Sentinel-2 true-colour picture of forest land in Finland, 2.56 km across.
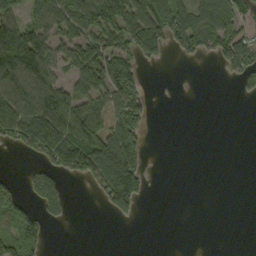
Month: September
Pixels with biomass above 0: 46%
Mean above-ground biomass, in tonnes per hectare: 58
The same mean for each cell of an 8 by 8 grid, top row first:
68 82 96 124 106 80 74 70
186 92 101 91 84 54 53 105
109 75 77 113 26 0 0 47
160 161 107 82 71 0 0 0
56 140 137 110 56 0 0 0
11 79 58 148 60 0 0 0
64 67 0 58 8 0 0 0
121 29 0 0 0 0 0 0
